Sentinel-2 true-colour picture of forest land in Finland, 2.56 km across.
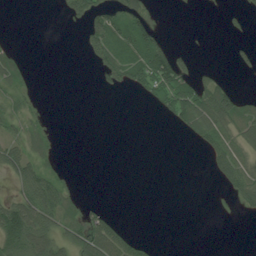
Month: July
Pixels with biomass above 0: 34%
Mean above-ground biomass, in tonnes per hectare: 32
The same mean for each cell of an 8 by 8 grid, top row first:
0 0 42 78 57 1 0 12
14 0 13 92 100 22 0 13
42 0 0 36 81 106 33 3
34 8 0 0 2 82 96 67
43 34 0 0 0 0 55 48
57 56 4 0 0 0 12 71
85 88 35 7 0 0 1 24
109 81 77 88 22 0 0 0
